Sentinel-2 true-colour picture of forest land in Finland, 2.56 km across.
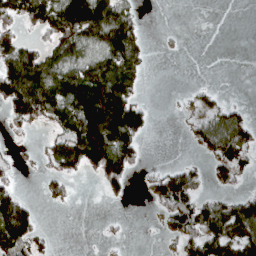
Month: April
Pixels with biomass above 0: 48%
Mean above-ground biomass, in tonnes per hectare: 54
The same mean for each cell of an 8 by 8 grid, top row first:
81 117 135 131 11 0 0 0
99 62 85 115 37 6 0 0
157 119 112 126 23 0 2 0
74 90 116 142 47 7 56 38
9 34 118 110 25 0 64 82
19 37 27 85 12 84 31 34
115 11 1 2 2 89 62 71
98 15 0 6 0 41 95 97
